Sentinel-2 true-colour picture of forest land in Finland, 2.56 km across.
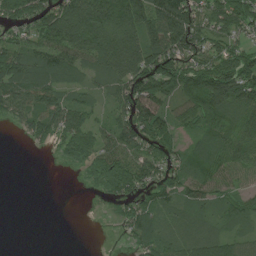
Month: July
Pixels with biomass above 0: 78%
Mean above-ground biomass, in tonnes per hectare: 70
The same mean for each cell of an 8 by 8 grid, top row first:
96 99 122 118 112 132 89 107
73 86 97 120 113 108 78 67
106 92 57 85 110 114 138 147
58 82 74 47 110 80 115 82
2 34 84 73 79 50 59 75
0 0 12 92 85 67 69 49
0 0 0 17 70 60 57 56
0 0 0 2 61 63 76 60
